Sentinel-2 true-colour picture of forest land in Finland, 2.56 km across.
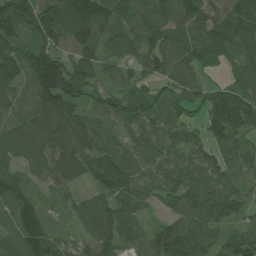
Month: July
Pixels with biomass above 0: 92%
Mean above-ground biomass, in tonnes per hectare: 81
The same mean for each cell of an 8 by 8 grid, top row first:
105 135 135 87 74 80 73 114
95 102 103 63 79 88 95 90
90 159 134 43 50 73 37 63
54 125 65 62 71 59 82 167
97 106 97 57 68 58 62 51
68 65 75 96 62 69 76 42
79 26 53 75 39 69 111 64
84 95 44 73 58 129 71 99
